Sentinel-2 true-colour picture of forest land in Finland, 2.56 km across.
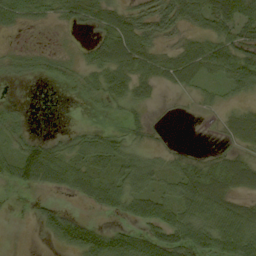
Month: September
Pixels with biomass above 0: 63%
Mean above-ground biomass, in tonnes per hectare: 34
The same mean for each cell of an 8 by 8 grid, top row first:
44 24 38 49 52 64 58 64
10 7 10 74 50 27 50 48
10 13 19 53 41 40 19 56
12 0 1 11 17 1 7 26
26 36 30 38 15 3 2 28
48 56 49 41 48 35 59 69
4 22 8 34 55 55 69 42
0 13 58 52 45 53 55 69
